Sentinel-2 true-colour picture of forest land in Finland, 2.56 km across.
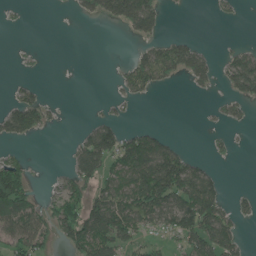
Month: June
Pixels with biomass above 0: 40%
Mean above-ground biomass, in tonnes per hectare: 52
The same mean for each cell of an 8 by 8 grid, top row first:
5 0 25 77 145 1 2 7
3 1 0 0 31 82 14 26
9 2 0 6 77 29 40 100
104 39 0 15 0 0 4 23
22 0 48 114 113 31 9 3
149 6 81 72 139 173 61 0
138 55 96 120 123 121 127 26
90 55 113 112 48 49 114 49
